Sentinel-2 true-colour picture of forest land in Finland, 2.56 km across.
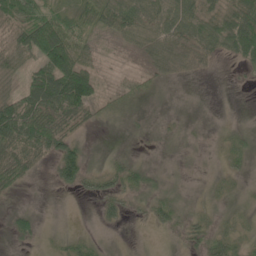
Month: May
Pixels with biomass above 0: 62%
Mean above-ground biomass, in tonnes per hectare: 27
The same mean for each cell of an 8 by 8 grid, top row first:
41 38 34 51 44 50 48 65
59 108 45 4 25 36 36 51
23 80 96 7 20 11 2 2
79 71 50 15 5 3 1 0
64 65 24 1 2 3 3 15
46 6 43 23 22 4 4 9
13 0 0 17 10 24 8 9
16 6 16 3 1 4 26 18
